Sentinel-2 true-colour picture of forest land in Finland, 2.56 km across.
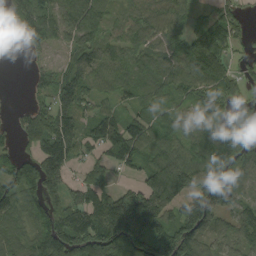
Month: September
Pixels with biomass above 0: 81%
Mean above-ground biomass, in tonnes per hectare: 90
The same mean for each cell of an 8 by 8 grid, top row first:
46 82 132 60 80 71 48 39
5 42 107 48 74 81 135 37
0 69 104 72 58 96 100 47
22 81 88 43 47 55 81 30
45 124 70 101 94 75 166 152
97 152 37 45 82 153 127 124
78 104 121 194 232 92 151 82
64 117 132 185 145 152 83 83
